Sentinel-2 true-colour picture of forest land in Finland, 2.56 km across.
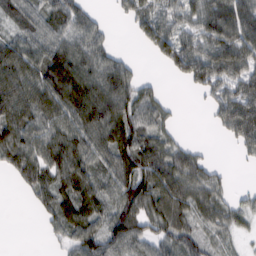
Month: February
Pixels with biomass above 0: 77%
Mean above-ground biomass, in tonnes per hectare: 66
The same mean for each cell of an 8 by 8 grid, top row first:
57 74 63 11 77 58 99 101
70 80 83 32 22 89 78 98
106 118 121 103 27 19 77 71
96 96 119 107 78 13 21 93
93 96 85 85 83 44 5 40
40 80 84 69 100 98 54 0
0 54 89 67 81 80 64 40
0 15 75 75 66 66 39 21
